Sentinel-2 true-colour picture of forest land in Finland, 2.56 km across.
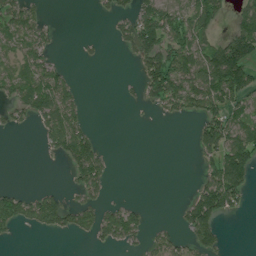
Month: July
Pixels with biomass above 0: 43%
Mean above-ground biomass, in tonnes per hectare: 49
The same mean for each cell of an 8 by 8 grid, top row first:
76 15 0 36 85 82 96 53
44 42 6 7 99 86 75 133
58 85 10 0 63 100 125 107
41 111 49 0 6 53 84 57
0 46 117 1 0 0 107 114
0 0 67 22 0 0 57 102
79 91 59 31 18 11 119 29
9 4 15 51 32 38 65 0
